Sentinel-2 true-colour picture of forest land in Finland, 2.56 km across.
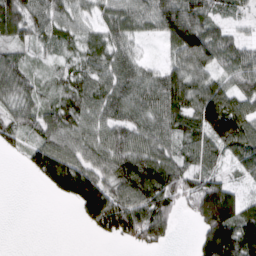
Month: March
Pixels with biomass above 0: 80%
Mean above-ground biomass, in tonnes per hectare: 80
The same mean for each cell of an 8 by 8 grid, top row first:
131 91 47 78 80 145 86 35
63 40 51 77 17 82 119 65
107 39 72 84 80 95 78 78
68 67 93 80 82 104 150 101
40 90 74 90 84 71 92 114
0 109 161 98 154 116 85 35
0 0 76 160 128 62 177 97
0 0 0 30 97 19 143 156
